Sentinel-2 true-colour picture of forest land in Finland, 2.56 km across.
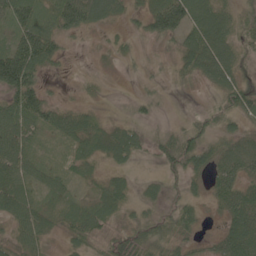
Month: June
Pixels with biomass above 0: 83%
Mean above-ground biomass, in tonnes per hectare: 39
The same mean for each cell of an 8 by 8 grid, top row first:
69 37 84 38 46 98 78 32
80 75 6 13 8 27 86 36
134 19 7 3 9 11 33 37
76 54 31 5 15 2 18 43
54 14 39 57 26 50 34 45
54 31 24 29 12 23 36 54
55 31 42 44 24 28 17 63
36 23 32 29 41 39 14 73
